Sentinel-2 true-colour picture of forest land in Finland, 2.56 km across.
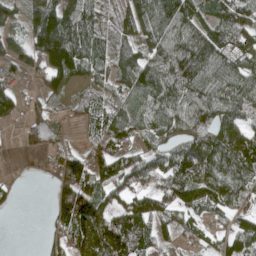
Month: April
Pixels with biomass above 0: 76%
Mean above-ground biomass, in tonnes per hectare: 84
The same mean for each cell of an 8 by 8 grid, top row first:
55 162 98 44 91 128 68 99
70 178 126 64 76 117 115 84
43 100 71 67 105 111 110 106
58 47 43 77 69 77 76 103
12 49 16 82 58 69 113 132
9 26 151 119 77 121 128 115
10 40 202 64 73 89 85 77
0 45 132 160 86 44 45 113
